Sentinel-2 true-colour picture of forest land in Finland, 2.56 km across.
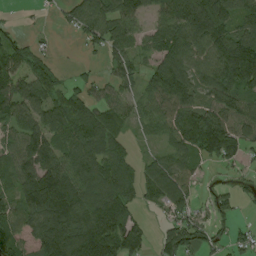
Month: August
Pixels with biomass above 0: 78%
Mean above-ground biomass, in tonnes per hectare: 96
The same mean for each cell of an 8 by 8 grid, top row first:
4 8 86 115 62 133 189 90
84 18 21 71 45 123 129 153
98 91 36 55 65 151 101 145
102 112 96 82 61 124 121 100
74 109 107 86 18 80 165 95
100 182 127 129 71 110 12 17
94 232 182 199 36 89 49 23
82 158 189 186 62 104 54 40
